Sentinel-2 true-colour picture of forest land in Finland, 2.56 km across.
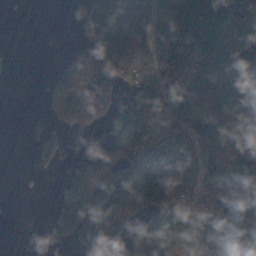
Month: November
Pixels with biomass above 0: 66%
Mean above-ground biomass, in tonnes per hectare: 85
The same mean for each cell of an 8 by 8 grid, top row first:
2 0 37 235 140 111 119 45
3 0 71 202 132 128 144 44
2 34 258 153 119 180 80 93
0 45 185 85 153 108 89 69
0 78 14 86 120 95 85 69
1 11 59 121 126 110 125 104
1 5 136 91 74 105 116 102
0 15 105 98 122 89 71 59
